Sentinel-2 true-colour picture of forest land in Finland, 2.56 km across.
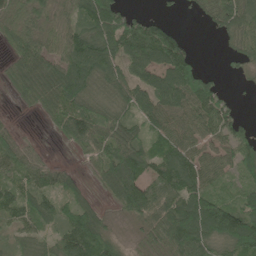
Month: June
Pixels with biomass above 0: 80%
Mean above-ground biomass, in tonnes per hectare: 80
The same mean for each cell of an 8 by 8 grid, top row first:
63 55 77 106 44 8 37 95
68 71 113 104 147 136 0 45
71 111 127 77 81 140 67 8
9 54 87 55 86 90 111 26
63 6 56 97 79 91 63 86
78 58 26 103 107 134 79 60
98 85 84 29 106 113 178 127
39 47 152 66 35 125 111 166
